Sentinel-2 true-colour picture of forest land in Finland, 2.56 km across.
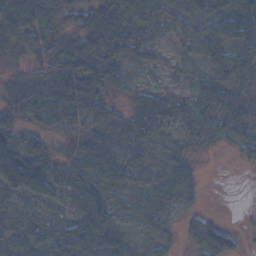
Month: November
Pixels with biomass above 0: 86%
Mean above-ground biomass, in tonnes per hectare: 46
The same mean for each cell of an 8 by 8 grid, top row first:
61 38 52 75 57 51 49 58
47 42 69 95 48 19 45 56
39 58 86 48 14 19 37 61
58 62 60 34 59 49 55 75
65 30 23 39 34 29 37 42
94 61 52 49 28 50 2 1
31 33 47 54 42 45 7 1
39 55 85 56 16 14 78 21
